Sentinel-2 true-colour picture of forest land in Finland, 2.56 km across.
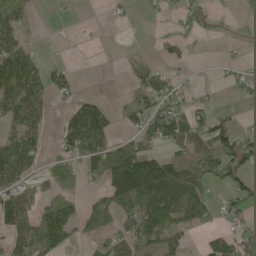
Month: May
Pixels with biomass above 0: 52%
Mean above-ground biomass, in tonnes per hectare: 56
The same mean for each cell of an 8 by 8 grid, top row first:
67 3 3 9 9 18 10 7
79 1 3 2 2 25 4 6
113 64 10 0 22 17 1 13
78 33 84 42 75 63 37 6
95 26 101 67 65 80 91 72
77 54 56 134 225 138 89 54
107 83 53 114 153 117 55 37
69 131 40 48 88 53 41 65
